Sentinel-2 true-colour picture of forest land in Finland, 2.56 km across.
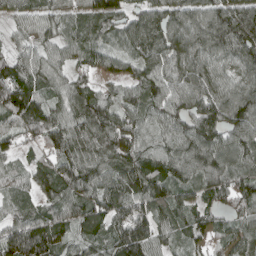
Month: April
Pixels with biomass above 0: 94%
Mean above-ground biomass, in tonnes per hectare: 89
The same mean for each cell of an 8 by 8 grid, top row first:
52 64 62 89 82 84 94 146
31 57 72 54 102 98 106 119
99 73 60 53 93 91 98 77
130 99 105 94 89 99 102 117
52 84 115 107 78 95 108 92
58 86 118 93 123 86 108 93
53 70 90 105 101 88 66 75
123 142 68 92 122 63 52 76
